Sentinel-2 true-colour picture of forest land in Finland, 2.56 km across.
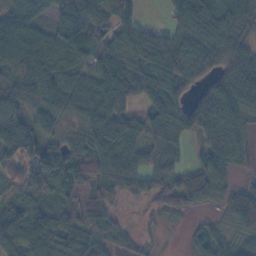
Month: November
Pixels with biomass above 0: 85%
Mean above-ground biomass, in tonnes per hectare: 69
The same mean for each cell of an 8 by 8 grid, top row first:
68 40 81 63 4 81 80 80
102 94 92 67 79 83 81 66
84 97 92 90 75 80 48 95
70 102 70 90 55 59 86 71
70 75 54 94 60 39 61 52
60 109 101 85 81 56 91 18
95 72 86 44 15 54 23 85
86 88 70 47 15 1 63 49
